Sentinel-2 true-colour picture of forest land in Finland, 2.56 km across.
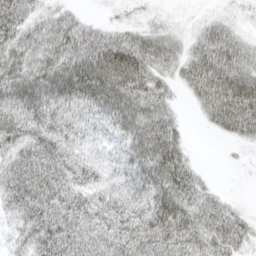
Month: April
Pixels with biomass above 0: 84%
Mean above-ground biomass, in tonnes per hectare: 46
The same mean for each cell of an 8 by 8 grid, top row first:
58 33 19 7 10 5 13 12
59 52 63 72 64 35 57 42
63 63 86 93 57 26 74 62
52 50 36 66 73 21 36 76
41 49 32 34 85 54 0 15
55 53 36 31 68 81 10 1
37 55 46 41 49 74 47 14
22 53 47 45 59 57 51 41
